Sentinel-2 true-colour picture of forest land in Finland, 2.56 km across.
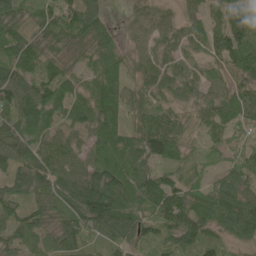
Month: June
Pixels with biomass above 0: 93%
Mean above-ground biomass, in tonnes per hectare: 66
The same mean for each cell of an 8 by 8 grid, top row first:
64 59 75 16 41 34 41 95
83 65 51 61 38 48 53 97
87 67 52 73 48 61 51 62
90 100 74 63 62 43 49 55
85 71 49 71 107 74 32 33
68 86 88 97 85 53 31 64
65 67 128 123 65 101 75 107
55 47 69 57 53 68 59 59
